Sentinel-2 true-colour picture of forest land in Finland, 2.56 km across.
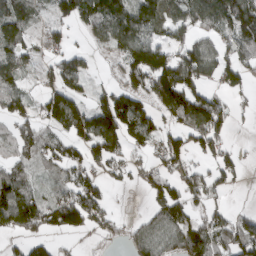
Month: March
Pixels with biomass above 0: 64%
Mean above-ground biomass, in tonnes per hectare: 83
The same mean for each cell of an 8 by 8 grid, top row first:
110 26 70 154 144 91 112 161
90 48 15 54 154 82 81 94
101 35 71 11 104 198 79 74
88 97 127 143 101 131 164 16
82 70 79 103 70 74 87 11
104 35 67 43 48 62 60 32
214 112 160 31 13 83 54 9
33 52 17 26 78 110 147 109
